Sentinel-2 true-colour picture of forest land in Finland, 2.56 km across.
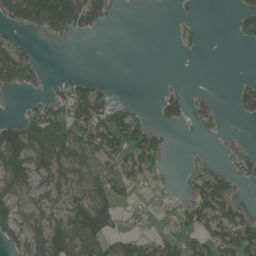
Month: June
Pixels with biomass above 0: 48%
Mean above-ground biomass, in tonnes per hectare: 46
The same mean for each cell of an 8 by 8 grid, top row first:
76 149 101 22 0 6 0 37
66 1 0 0 0 6 3 4
75 18 29 5 0 2 0 13
6 64 81 75 13 46 26 26
115 99 79 79 98 4 2 10
105 58 48 65 59 6 65 37
58 45 89 74 23 43 104 38
48 118 110 68 47 57 78 91
